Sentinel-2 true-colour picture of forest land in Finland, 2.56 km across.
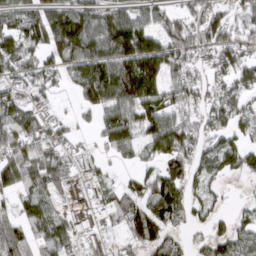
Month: March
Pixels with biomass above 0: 71%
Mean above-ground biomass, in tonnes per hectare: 76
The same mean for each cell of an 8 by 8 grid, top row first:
60 109 105 94 73 60 83 62
95 102 150 142 161 98 86 79
57 51 114 126 200 55 42 74
94 37 36 94 109 66 65 69
99 65 22 81 82 106 62 64
102 75 18 23 56 83 64 47
46 51 20 70 95 96 50 17
100 92 38 11 99 67 60 63
